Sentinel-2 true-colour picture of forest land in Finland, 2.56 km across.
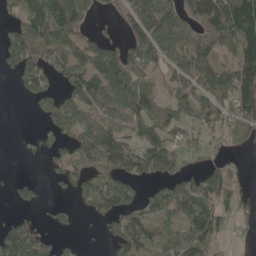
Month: May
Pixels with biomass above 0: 64%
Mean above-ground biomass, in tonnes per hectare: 68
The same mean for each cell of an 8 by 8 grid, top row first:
45 133 80 17 93 73 110 147
99 119 60 42 92 83 71 112
40 71 78 109 74 65 89 142
0 70 119 77 98 60 63 95
2 31 114 127 86 50 33 42
6 16 96 87 77 73 42 20
17 11 33 82 48 70 55 37
144 40 10 50 93 62 57 9
